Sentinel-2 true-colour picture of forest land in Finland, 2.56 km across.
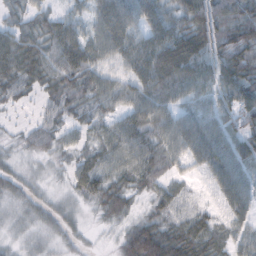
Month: October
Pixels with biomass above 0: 89%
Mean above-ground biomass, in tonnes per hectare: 51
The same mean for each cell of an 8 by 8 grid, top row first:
31 37 33 98 79 52 86 69
72 58 73 75 77 98 72 83
64 53 65 48 72 76 57 82
12 31 44 47 73 48 54 72
12 36 30 59 64 68 90 59
23 11 43 53 69 33 41 62
17 21 13 52 22 33 20 57
13 16 11 13 66 82 63 46
